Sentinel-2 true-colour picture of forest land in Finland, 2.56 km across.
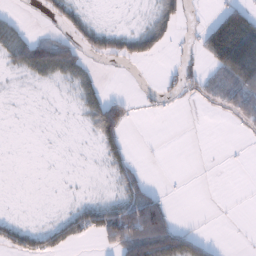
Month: January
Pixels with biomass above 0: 34%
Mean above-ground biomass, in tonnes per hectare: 26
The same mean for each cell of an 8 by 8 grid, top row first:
9 16 22 0 5 36 9 64
57 98 37 34 44 8 53 117
4 31 42 0 0 23 28 89
0 0 17 62 6 2 5 67
0 0 0 36 1 0 0 2
0 0 1 16 12 0 0 0
0 0 28 53 109 5 0 0
41 36 26 60 147 86 14 0
